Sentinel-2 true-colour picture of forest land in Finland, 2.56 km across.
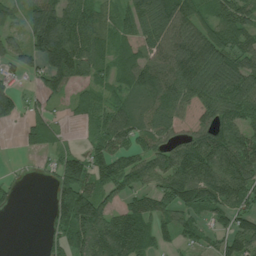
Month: July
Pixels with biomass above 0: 76%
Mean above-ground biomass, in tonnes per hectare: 84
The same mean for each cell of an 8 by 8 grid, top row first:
55 162 98 44 91 128 68 99
70 178 126 64 76 117 115 84
43 100 71 67 105 111 110 106
58 47 43 77 69 77 76 103
12 49 16 82 58 69 113 132
9 26 151 119 77 121 128 115
10 40 202 64 73 89 85 77
0 45 132 160 86 44 45 113
